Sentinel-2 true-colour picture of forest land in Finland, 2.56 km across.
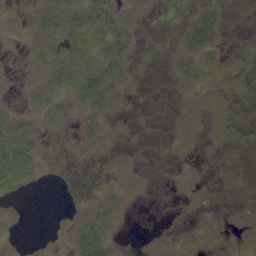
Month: September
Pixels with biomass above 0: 38%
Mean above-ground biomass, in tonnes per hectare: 8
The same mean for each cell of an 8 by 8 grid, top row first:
2 19 31 22 4 0 22 1
1 16 26 29 3 8 26 4
1 17 30 26 1 9 7 5
9 16 13 9 1 1 6 2
35 2 7 3 1 3 3 5
23 1 0 3 2 0 1 1
3 0 2 12 0 0 1 2
1 1 31 13 1 3 5 4
